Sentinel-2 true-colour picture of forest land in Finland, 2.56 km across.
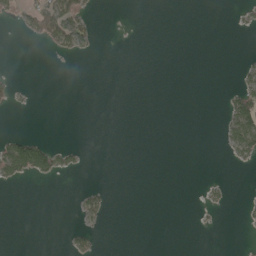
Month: May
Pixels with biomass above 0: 10%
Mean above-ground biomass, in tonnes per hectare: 9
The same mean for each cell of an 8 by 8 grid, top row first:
15 88 51 0 0 0 0 7
0 17 32 0 0 0 0 1
7 0 0 0 0 0 0 15
4 0 0 0 0 0 0 63
65 32 5 0 0 0 0 56
35 33 4 0 0 0 2 0
0 0 19 7 0 0 10 3
0 0 21 0 0 0 0 0
